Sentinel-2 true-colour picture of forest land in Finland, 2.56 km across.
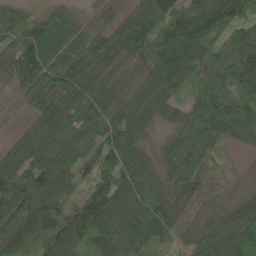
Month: May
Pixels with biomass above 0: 92%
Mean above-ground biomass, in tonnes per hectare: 98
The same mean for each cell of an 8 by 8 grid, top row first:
60 64 30 47 97 120 167 105
91 96 85 95 103 212 123 134
59 96 102 73 73 108 133 147
26 108 122 100 101 64 195 165
56 112 119 122 58 81 101 47
101 132 66 89 90 95 74 13
130 114 85 127 132 93 49 66
109 114 98 116 98 55 112 145
